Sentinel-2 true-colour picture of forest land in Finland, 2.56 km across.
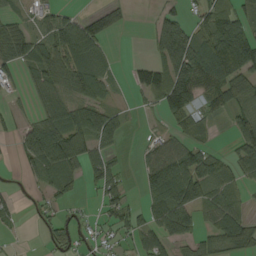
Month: August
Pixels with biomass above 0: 62%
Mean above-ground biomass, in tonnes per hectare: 62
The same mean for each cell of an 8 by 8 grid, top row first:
22 37 38 49 1 48 64 65
72 77 117 16 3 167 130 181
25 74 93 34 61 138 128 103
15 73 85 56 10 94 57 70
29 144 73 46 19 67 28 57
3 60 49 68 58 143 99 39
22 33 10 51 47 125 57 41
11 40 32 24 63 59 43 93
